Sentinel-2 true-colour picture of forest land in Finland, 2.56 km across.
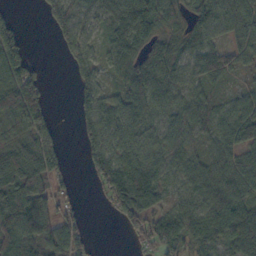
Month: October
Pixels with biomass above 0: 79%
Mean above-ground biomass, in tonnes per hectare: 58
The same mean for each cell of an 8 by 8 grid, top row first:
16 38 59 63 109 44 71 70
68 1 62 54 53 44 71 54
95 15 42 32 72 54 60 17
102 50 45 68 66 42 41 54
68 72 30 69 60 44 37 64
89 70 6 108 114 48 55 59
100 60 24 50 108 51 75 74
92 76 51 0 40 54 60 73
